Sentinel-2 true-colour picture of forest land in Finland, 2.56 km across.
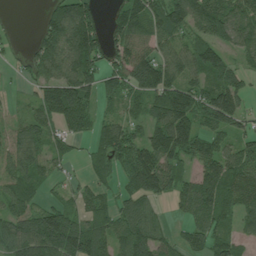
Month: July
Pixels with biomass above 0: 78%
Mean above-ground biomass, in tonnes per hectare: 90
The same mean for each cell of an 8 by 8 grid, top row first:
2 88 138 49 129 109 114 88
14 111 154 85 79 71 107 78
15 102 134 97 139 111 85 77
25 105 139 42 73 180 134 96
70 67 28 109 111 148 93 77
78 54 24 60 177 91 133 107
72 72 58 66 80 32 105 72
110 152 145 93 123 48 83 50
